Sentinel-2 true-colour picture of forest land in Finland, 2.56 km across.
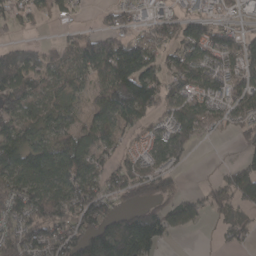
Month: April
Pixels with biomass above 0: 72%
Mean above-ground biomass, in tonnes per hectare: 79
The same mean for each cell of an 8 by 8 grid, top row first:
57 46 13 43 34 58 47 34
52 29 78 116 101 88 113 92
114 62 56 134 144 86 90 95
118 72 38 120 102 70 77 65
109 82 87 57 48 92 13 33
112 116 111 87 98 59 3 78
92 133 128 66 86 66 55 69
102 121 113 159 144 17 1 55
